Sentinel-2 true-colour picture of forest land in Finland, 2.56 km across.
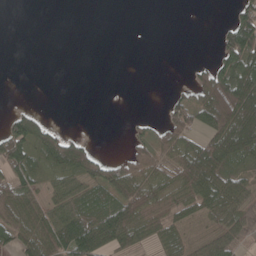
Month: May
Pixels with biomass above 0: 50%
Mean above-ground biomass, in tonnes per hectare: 40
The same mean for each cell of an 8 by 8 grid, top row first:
0 0 0 0 0 0 0 58
0 0 0 0 0 0 1 114
0 0 0 0 0 2 62 105
21 5 0 0 0 48 82 118
81 66 41 0 38 68 63 91
60 34 67 79 84 69 103 46
69 59 53 70 84 56 53 43
58 83 105 77 30 41 39 31
